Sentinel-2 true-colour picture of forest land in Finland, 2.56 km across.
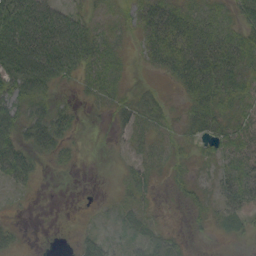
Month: September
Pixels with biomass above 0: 70%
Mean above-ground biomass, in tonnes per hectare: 28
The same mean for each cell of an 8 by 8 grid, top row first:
82 68 29 15 40 46 21 32
83 86 71 21 25 61 53 40
62 58 26 26 4 30 62 37
42 34 9 26 33 11 38 23
48 42 6 7 24 18 18 27
41 4 1 2 21 15 13 31
4 1 1 7 18 5 16 31
15 1 20 11 21 17 3 10
